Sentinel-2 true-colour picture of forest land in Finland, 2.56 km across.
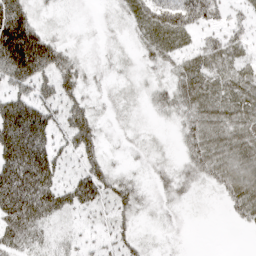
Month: April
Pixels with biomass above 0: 84%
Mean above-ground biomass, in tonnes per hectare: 49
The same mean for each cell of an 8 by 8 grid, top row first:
119 11 6 11 61 87 56 24
205 95 11 10 30 49 40 36
94 67 48 12 17 38 57 53
128 75 66 11 11 33 54 55
139 81 72 7 13 14 57 58
121 88 71 41 12 27 35 62
110 73 60 41 15 12 4 41
70 33 38 38 16 6 0 0
